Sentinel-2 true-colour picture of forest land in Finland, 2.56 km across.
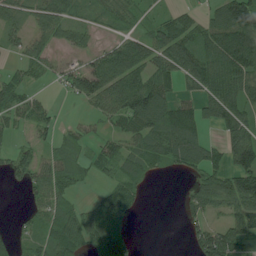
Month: July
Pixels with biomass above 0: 68%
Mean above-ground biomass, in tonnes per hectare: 72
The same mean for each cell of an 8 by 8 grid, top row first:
46 82 35 54 31 56 54 169
46 55 61 63 93 116 99 143
65 34 133 114 109 69 135 123
85 42 18 77 153 105 65 86
23 43 53 51 86 118 68 100
41 87 48 46 52 21 94 142
4 58 43 85 12 9 74 108
32 72 100 84 1 0 144 87
